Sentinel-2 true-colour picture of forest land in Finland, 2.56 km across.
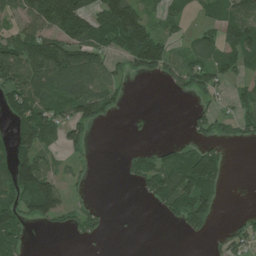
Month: July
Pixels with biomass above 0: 51%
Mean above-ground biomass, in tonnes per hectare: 55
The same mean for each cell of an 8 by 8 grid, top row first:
35 114 122 141 70 37 35 82
85 103 93 61 141 20 59 123
85 80 96 52 20 42 69 39
65 80 92 35 2 0 38 47
82 66 45 0 5 26 43 26
124 96 15 0 64 119 118 0
81 121 23 3 5 87 88 2
57 0 15 2 0 1 18 46
